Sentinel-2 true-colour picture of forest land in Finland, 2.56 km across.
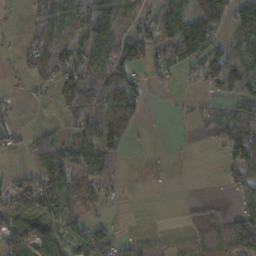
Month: November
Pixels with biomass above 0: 61%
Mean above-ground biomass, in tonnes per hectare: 55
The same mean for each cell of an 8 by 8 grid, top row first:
4 68 68 73 56 78 152 105
19 102 73 69 87 96 93 82
11 55 107 67 26 18 76 96
18 7 70 98 31 6 33 53
24 59 83 79 2 2 4 101
47 97 79 29 7 1 1 53
89 107 45 8 0 3 34 30
90 65 100 65 22 15 66 131
